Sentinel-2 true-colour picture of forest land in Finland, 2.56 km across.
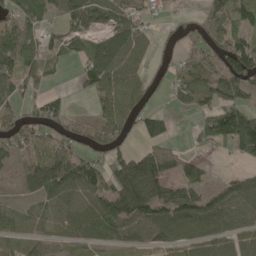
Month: May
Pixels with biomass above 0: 71%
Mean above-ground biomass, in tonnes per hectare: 72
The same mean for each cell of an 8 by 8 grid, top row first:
92 43 96 70 53 17 56 77
107 71 58 100 51 34 76 107
86 46 39 97 58 58 96 119
57 85 21 80 68 36 64 112
76 54 56 70 53 29 40 125
22 111 112 101 184 79 23 33
46 65 79 105 124 125 88 73
58 56 50 41 57 71 81 69
